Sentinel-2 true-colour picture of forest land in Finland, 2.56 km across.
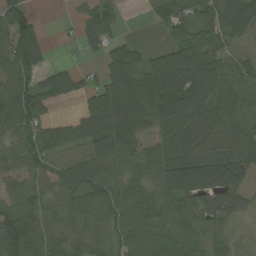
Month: August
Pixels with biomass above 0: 83%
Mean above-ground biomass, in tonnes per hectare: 71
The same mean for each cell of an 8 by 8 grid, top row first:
85 1 37 49 13 80 72 100
103 33 26 60 28 63 70 31
83 60 45 85 92 117 140 81
107 41 37 110 150 128 106 78
69 66 52 87 60 101 71 85
48 54 77 62 64 137 121 79
68 60 66 79 79 65 50 21
106 39 37 62 91 102 71 17
